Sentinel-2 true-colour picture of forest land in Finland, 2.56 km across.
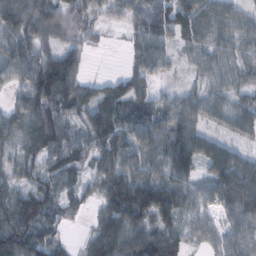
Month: February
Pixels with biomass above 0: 88%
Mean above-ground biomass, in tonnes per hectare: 64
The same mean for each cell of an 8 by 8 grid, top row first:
104 126 75 26 72 76 69 45
71 62 55 4 65 35 54 48
50 134 63 33 53 11 40 43
49 110 54 72 72 67 57 63
51 84 52 75 74 98 70 40
44 57 29 76 74 81 57 99
104 67 29 70 90 84 45 76
109 61 17 82 68 76 38 61
